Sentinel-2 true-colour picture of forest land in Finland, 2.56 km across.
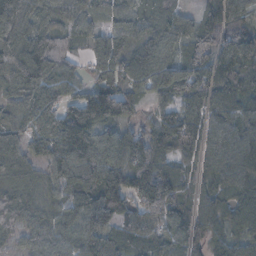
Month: November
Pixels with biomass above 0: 92%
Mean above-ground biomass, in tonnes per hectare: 78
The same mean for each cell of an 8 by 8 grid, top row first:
73 60 56 61 64 43 80 50
79 78 27 92 82 47 80 101
83 67 44 83 75 90 101 101
56 69 66 128 48 86 96 80
45 61 74 74 99 125 99 110
83 49 76 104 147 79 64 112
85 58 94 99 104 86 66 88
40 69 86 63 66 60 110 69
